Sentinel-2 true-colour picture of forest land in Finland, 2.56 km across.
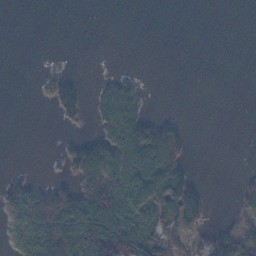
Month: November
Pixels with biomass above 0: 35%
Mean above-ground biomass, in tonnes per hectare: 37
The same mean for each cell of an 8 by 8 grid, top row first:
0 0 0 0 0 0 0 0
0 0 0 0 0 0 0 0
0 27 13 24 6 0 0 0
0 6 47 72 31 4 0 0
0 1 37 78 100 69 0 0
13 9 96 87 114 100 1 7
58 130 134 102 96 101 36 21
38 120 114 155 106 76 67 87
